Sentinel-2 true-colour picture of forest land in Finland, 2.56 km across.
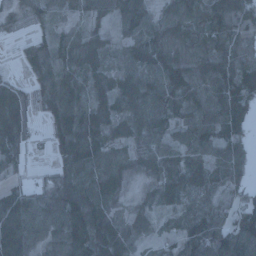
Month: January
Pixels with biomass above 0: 86%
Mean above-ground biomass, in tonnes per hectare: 55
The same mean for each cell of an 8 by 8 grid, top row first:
15 28 19 43 68 75 77 109
10 48 70 25 77 65 52 61
21 48 52 45 67 96 80 110
86 40 61 50 66 60 71 85
49 25 81 42 47 50 62 49
20 10 53 49 28 51 56 36
80 55 110 35 20 36 41 42
90 52 75 78 16 26 87 77
